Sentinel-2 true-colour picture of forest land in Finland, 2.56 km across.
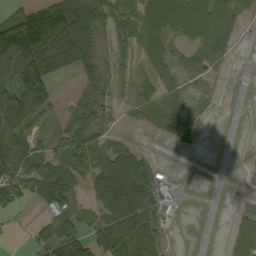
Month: September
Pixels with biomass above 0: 62%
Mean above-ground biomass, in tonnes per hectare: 55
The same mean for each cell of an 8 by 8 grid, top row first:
76 152 135 62 97 112 92 25
160 170 103 29 62 29 59 7
93 85 26 20 36 44 28 0
147 46 51 21 44 45 17 0
43 33 88 43 6 22 2 1
85 87 60 157 80 4 0 3
27 49 21 133 88 4 0 17
2 61 72 121 103 1 0 64
